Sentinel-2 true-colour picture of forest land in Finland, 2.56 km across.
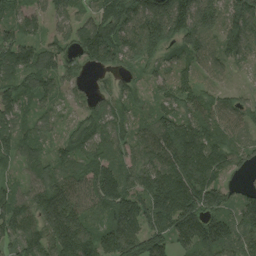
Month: August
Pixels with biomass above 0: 93%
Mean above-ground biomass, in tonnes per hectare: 115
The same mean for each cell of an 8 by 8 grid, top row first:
72 74 86 145 174 201 143 174
156 96 123 161 142 95 106 144
93 85 42 43 54 97 55 12
89 55 60 102 54 130 107 91
117 59 99 106 110 180 154 84
43 104 103 157 122 175 141 34
118 186 128 144 144 181 144 102
112 151 195 164 150 123 163 118
